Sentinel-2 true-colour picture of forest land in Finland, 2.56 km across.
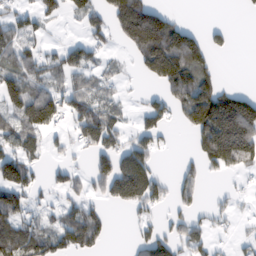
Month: February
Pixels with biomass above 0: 51%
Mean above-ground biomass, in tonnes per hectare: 78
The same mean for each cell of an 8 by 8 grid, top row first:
55 30 42 117 213 33 0 3
97 29 68 33 182 200 95 1
106 60 39 32 32 162 96 3
92 143 95 52 64 64 250 229
72 37 56 82 70 6 153 260
131 30 37 142 121 37 33 36
106 34 77 26 61 44 27 17
137 104 117 14 70 94 54 22
